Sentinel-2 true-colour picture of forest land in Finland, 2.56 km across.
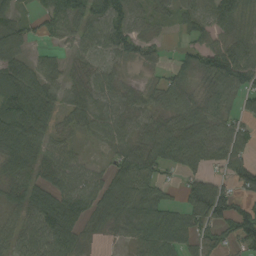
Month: September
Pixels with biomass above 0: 80%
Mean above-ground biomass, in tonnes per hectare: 62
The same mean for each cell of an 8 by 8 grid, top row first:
42 60 79 92 46 41 58 78
51 20 42 59 48 12 51 77
80 54 41 43 21 53 63 86
113 69 60 58 50 82 77 40
105 52 16 47 68 94 73 59
68 54 54 70 88 21 45 43
52 97 81 88 68 47 150 74
53 93 61 13 55 59 53 87
